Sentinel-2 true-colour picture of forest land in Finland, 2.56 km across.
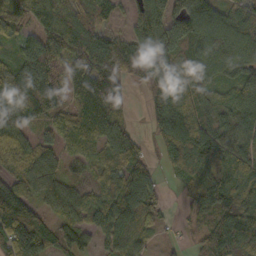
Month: October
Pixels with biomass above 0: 87%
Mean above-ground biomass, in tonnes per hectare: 86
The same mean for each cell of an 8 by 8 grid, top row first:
95 89 88 47 110 126 108 68
67 124 108 101 107 131 117 94
130 133 88 95 84 95 70 65
131 88 80 81 23 106 79 95
87 50 60 83 27 110 115 81
73 83 38 79 63 46 80 79
158 52 87 111 96 11 103 110
97 65 69 64 42 15 93 135
